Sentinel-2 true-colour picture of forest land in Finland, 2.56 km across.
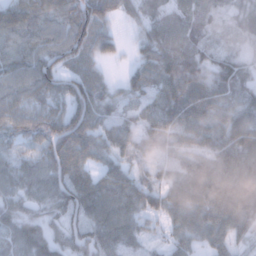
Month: January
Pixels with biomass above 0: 93%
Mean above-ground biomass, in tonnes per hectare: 67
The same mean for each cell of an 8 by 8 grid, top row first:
78 68 99 44 41 68 63 50
73 79 86 37 45 92 50 28
68 82 74 20 53 101 63 70
66 65 104 56 63 100 69 64
41 94 92 79 66 57 62 75
62 83 72 68 41 58 87 83
50 54 86 93 73 72 80 85
53 62 77 78 41 50 52 39
